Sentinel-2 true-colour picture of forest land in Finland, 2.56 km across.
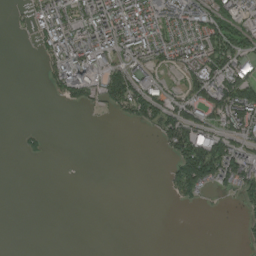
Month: August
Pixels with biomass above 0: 39%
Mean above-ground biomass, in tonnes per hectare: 46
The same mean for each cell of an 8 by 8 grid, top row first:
8 106 110 145 138 99 88 51
0 68 122 87 92 76 99 69
0 38 131 96 76 18 101 121
0 0 10 28 80 79 64 142
3 8 0 0 0 88 132 66
0 0 0 0 0 64 115 105
0 0 0 0 0 8 4 18
0 0 0 0 0 0 0 7
